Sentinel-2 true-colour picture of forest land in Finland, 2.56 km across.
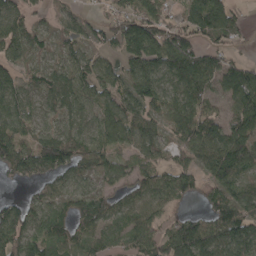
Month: April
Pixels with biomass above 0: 84%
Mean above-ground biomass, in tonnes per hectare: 86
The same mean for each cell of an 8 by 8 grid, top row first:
82 40 46 69 127 51 143 37
79 49 65 61 159 160 73 27
68 70 86 75 114 122 111 135
93 59 76 91 87 88 86 111
104 136 105 81 76 60 131 118
59 83 70 61 62 95 72 86
72 70 84 77 76 38 57 93
115 106 81 51 91 127 117 129
